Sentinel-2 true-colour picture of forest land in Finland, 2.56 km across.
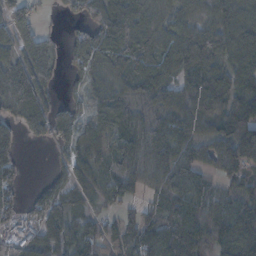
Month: November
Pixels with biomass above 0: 84%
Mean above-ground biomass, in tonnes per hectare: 75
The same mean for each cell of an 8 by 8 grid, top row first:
61 7 40 86 110 79 72 122
69 49 97 98 107 123 153 134
97 59 36 66 92 80 105 92
55 60 41 84 64 99 98 94
63 24 64 65 84 88 68 140
49 13 43 50 64 79 50 50
74 75 32 25 51 71 80 74
71 69 68 58 86 116 105 119
